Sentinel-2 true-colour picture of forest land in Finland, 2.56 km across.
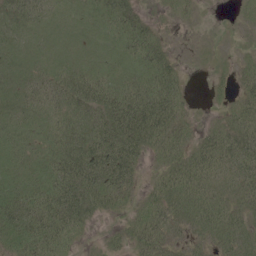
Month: June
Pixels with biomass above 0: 82%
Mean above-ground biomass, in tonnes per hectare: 36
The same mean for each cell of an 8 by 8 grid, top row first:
35 21 14 41 20 13 1 8
17 14 11 16 47 8 4 7
23 31 49 35 37 35 5 25
27 29 50 73 87 49 4 36
26 29 57 74 51 42 40 56
25 39 81 69 16 47 47 51
65 70 68 28 31 44 56 34
45 65 20 9 41 23 26 36
